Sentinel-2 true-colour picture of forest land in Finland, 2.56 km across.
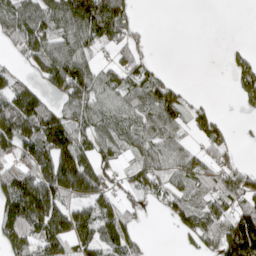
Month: April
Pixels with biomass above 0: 65%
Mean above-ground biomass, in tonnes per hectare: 75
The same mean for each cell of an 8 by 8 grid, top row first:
113 103 175 150 4 0 0 0
50 89 88 51 29 0 0 13
51 69 118 64 71 22 0 53
157 94 73 74 78 78 47 12
140 158 93 67 62 65 56 14
133 116 173 42 77 67 64 56
169 177 68 68 22 77 81 83
115 119 88 77 18 12 69 219
